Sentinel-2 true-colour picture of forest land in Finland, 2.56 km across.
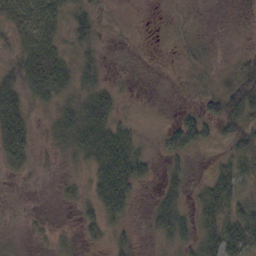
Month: October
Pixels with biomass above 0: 71%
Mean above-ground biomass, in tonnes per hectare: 25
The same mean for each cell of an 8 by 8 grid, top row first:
45 27 27 6 0 5 1 1
24 48 21 4 1 6 8 6
34 63 25 8 1 4 10 44
54 14 48 36 3 9 26 59
84 12 48 70 13 35 19 40
9 1 8 82 25 22 17 32
3 2 15 54 6 41 45 28
5 8 12 18 8 29 43 65
